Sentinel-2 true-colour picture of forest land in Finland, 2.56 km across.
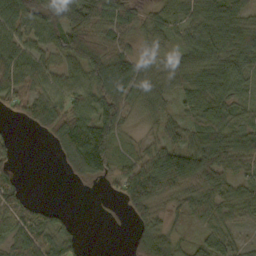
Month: October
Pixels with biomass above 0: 80%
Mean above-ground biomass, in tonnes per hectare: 63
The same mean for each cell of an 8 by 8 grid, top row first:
72 62 92 86 39 56 91 50
63 51 110 71 29 46 96 77
72 56 63 169 73 69 94 79
38 80 73 95 46 34 89 46
14 19 151 92 31 65 97 80
29 0 44 50 101 123 98 51
79 28 0 3 96 37 63 60
73 77 30 0 62 45 23 21
